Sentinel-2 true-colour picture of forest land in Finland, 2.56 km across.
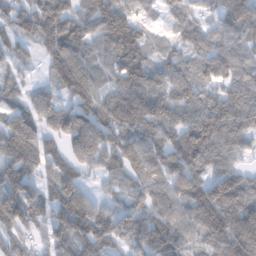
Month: February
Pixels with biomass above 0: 93%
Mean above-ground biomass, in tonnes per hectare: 100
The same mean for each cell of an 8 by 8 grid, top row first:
103 121 77 142 44 78 50 117
55 81 82 101 93 51 90 72
51 50 137 54 119 96 76 98
85 109 118 122 153 96 133 139
152 67 139 102 119 110 146 70
118 61 53 59 107 109 107 80
151 105 113 67 78 87 173 132
90 95 137 114 107 102 115 151
